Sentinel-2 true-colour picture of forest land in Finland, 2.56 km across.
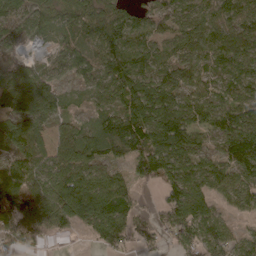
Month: April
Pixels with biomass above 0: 86%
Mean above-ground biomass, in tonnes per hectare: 94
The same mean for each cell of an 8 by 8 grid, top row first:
70 72 110 123 83 96 72 89
23 35 88 131 107 101 89 114
114 76 47 97 134 108 59 106
101 89 25 80 156 148 80 105
112 89 98 122 158 169 35 145
116 99 132 69 85 135 92 91
101 119 166 140 29 141 98 47
97 43 9 74 42 78 108 55
